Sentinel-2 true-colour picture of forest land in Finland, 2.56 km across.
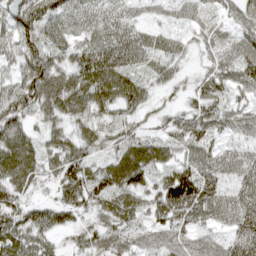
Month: April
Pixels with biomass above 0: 89%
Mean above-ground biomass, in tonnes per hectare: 64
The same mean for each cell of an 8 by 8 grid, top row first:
68 73 51 50 26 30 32 63
66 66 55 90 68 38 33 62
72 113 82 92 48 36 53 61
90 61 63 58 38 39 71 54
80 49 68 48 67 51 52 44
89 52 86 87 91 114 75 58
68 60 69 74 53 114 78 75
78 47 41 61 53 74 47 61
